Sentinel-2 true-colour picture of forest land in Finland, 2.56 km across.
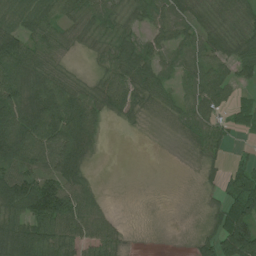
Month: July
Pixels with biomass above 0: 76%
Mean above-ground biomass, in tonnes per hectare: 52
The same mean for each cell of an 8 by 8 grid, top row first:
59 58 51 38 42 53 43 53
110 48 19 45 53 44 52 65
83 57 23 54 52 35 61 38
121 98 97 44 28 29 54 38
124 85 81 1 0 6 54 8
95 84 56 0 0 1 18 43
87 133 82 10 0 1 19 80
114 84 59 47 1 1 41 137
